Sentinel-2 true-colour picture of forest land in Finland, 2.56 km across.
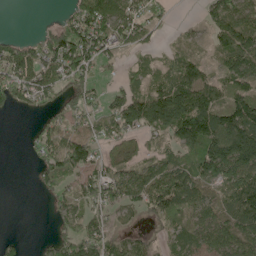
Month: May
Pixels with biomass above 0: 70%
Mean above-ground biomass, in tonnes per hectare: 67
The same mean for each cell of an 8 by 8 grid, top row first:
0 0 102 103 71 9 41 73
72 87 134 63 40 19 20 96
127 84 81 21 31 77 59 76
26 36 59 56 140 183 124 122
0 67 93 48 29 61 135 198
0 66 65 66 68 96 104 105
0 13 55 61 62 87 70 118
19 31 80 60 34 34 67 77
